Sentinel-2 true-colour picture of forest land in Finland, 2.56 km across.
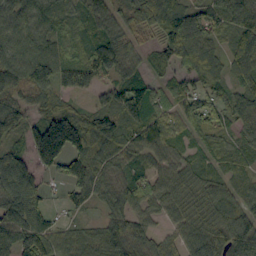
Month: September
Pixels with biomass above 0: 88%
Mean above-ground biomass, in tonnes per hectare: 76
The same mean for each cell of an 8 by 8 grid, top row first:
87 73 38 56 99 107 77 96
74 67 49 98 30 112 76 69
94 96 104 65 61 40 76 60
99 65 45 104 123 65 91 61
55 206 110 94 57 53 38 43
150 37 115 58 63 64 53 41
127 45 40 55 64 62 84 78
87 68 54 85 82 54 98 111
